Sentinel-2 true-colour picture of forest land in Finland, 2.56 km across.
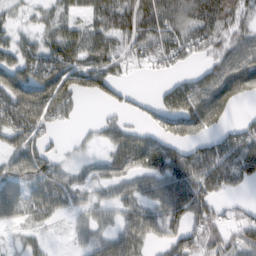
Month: February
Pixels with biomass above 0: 72%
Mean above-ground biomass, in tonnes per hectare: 59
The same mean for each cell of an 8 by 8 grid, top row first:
24 37 41 89 104 88 102 60
63 81 102 73 64 61 47 66
112 127 94 67 5 31 65 89
128 102 15 22 24 83 90 15
52 32 8 46 66 54 37 62
64 77 29 48 54 73 77 66
46 58 33 38 54 78 81 26
14 15 16 37 48 58 72 61
